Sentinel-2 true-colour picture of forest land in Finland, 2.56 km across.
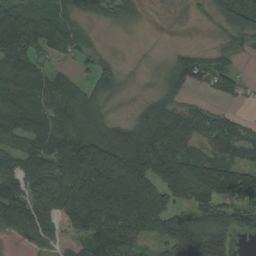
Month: August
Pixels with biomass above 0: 78%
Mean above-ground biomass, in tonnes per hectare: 114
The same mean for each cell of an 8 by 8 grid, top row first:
130 88 81 64 18 11 26 104
116 75 57 7 2 18 32 41
114 85 38 91 6 86 70 47
135 107 124 24 115 118 52 16
91 121 187 207 225 152 83 90
142 181 189 327 235 290 257 175
145 135 236 211 244 105 113 106
18 89 146 166 90 211 189 32
